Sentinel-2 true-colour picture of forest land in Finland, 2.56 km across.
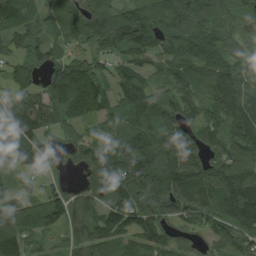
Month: August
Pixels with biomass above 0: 88%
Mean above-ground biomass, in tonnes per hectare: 98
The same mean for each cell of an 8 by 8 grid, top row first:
104 60 70 70 94 136 99 75
58 73 55 86 120 93 113 55
69 78 125 81 67 72 109 113
104 102 88 73 108 93 88 137
111 44 72 84 125 161 91 126
41 39 29 145 169 186 147 180
79 112 65 107 154 129 154 199
111 28 66 96 87 60 59 122
